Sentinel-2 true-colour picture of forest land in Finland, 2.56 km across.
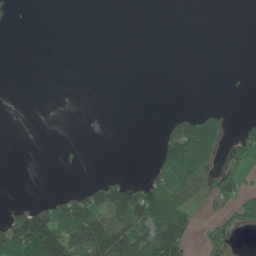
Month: June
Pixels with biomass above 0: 25%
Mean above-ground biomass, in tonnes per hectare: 32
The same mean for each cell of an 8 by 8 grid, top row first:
7 0 0 0 0 0 0 0
0 0 0 0 0 0 0 0
0 0 0 0 0 0 0 0
0 0 0 0 0 20 57 2
0 0 5 0 0 124 114 36
0 0 1 22 16 137 53 33
30 70 119 129 112 98 16 45
129 144 123 143 108 105 19 6
